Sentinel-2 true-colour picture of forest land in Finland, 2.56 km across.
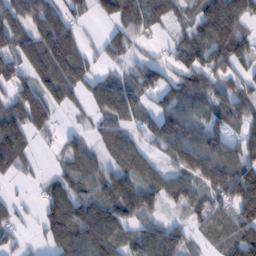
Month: February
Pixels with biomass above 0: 78%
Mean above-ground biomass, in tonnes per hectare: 87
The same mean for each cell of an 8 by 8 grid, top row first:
116 115 47 66 66 43 149 129
130 179 93 60 23 68 159 118
97 118 97 54 87 73 100 64
105 112 19 114 73 120 79 79
117 20 31 54 59 158 80 53
30 14 81 72 71 80 147 146
34 72 109 124 117 50 86 135
37 54 102 106 96 105 38 111
